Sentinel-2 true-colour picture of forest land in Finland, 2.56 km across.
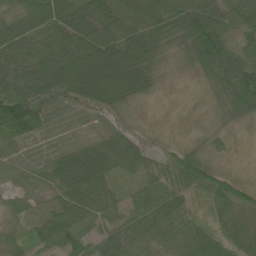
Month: June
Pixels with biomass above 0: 96%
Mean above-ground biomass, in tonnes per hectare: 59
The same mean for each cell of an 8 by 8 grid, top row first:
68 89 73 84 77 81 97 64
61 71 110 102 91 35 89 44
73 111 157 150 58 12 33 78
134 72 71 65 14 6 13 42
49 48 48 56 43 33 23 6
32 37 76 46 63 94 74 21
16 31 58 37 40 68 33 54
21 52 33 48 51 62 67 60
